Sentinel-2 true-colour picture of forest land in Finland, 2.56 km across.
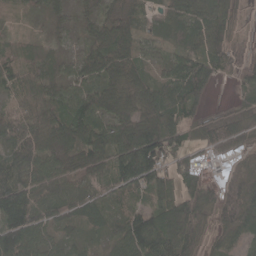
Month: April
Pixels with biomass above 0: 88%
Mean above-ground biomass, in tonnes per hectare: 63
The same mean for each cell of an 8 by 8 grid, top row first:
11 20 22 41 28 55 78 30
26 18 22 93 35 40 79 14
50 57 59 92 57 79 77 43
45 74 75 86 99 66 37 55
76 59 69 93 163 68 57 39
92 72 41 73 120 86 40 65
120 57 45 36 54 106 85 105
108 44 26 36 119 106 46 46
